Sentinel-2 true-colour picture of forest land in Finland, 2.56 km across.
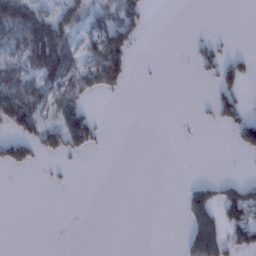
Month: January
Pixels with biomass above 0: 29%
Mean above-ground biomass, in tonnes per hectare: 27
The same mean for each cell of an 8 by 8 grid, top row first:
106 53 51 67 29 0 0 0
58 144 48 95 2 0 26 1
60 74 51 54 1 0 10 44
97 45 61 0 0 0 10 39
53 40 59 0 0 1 0 39
1 3 0 0 0 0 4 5
0 0 0 0 0 1 77 90
0 0 0 0 0 2 109 50
